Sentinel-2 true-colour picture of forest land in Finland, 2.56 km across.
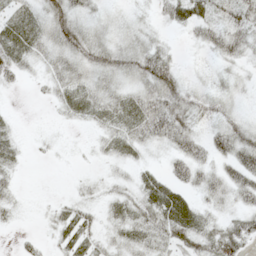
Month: May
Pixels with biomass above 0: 72%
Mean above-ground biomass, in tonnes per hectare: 26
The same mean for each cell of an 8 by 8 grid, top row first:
18 44 29 9 8 36 39 47
28 34 51 33 34 8 31 45
16 22 32 34 47 41 12 18
2 4 21 35 38 50 26 12
15 7 4 24 26 37 30 47
12 0 7 16 12 26 34 50
13 9 24 20 38 39 22 26
6 9 26 24 33 41 43 45
